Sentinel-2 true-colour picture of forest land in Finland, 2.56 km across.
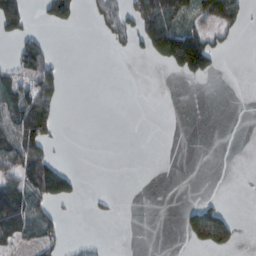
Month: February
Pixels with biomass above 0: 26%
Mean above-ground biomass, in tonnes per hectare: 38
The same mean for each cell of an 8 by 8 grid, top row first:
126 74 38 78 120 102 97 53
44 42 0 19 42 194 128 5
67 97 0 0 0 11 28 0
87 88 0 0 0 0 0 0
102 56 0 0 0 0 0 0
90 140 17 0 0 0 0 0
97 44 2 8 0 5 71 0
64 47 8 2 0 1 128 24
